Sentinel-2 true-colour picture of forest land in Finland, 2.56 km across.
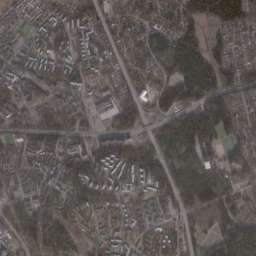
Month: February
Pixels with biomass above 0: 92%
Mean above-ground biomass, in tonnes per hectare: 132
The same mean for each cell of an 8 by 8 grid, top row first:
66 97 131 98 90 123 194 184
88 123 112 90 102 208 152 61
128 137 112 75 84 162 202 141
116 137 85 153 103 167 206 123
86 122 98 129 97 190 149 120
117 132 179 129 148 170 197 128
116 161 141 124 127 120 218 139
99 160 99 110 119 128 122 235
